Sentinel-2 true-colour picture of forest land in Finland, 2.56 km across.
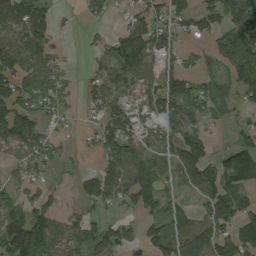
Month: August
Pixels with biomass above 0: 69%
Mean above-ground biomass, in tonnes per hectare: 89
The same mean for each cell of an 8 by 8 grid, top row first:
152 86 15 14 84 88 95 97
128 107 6 82 166 71 36 127
130 111 21 105 94 96 57 136
141 68 19 101 105 127 94 48
128 63 14 118 90 128 75 74
50 33 47 98 115 79 101 154
85 84 50 43 78 52 85 96
179 129 94 109 81 110 138 120
